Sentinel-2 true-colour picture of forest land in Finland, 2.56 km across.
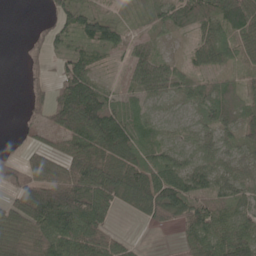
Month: May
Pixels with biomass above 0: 78%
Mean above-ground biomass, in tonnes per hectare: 47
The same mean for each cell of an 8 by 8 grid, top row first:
0 12 62 38 19 34 47 95
0 23 40 38 29 5 58 46
0 22 91 9 63 46 27 25
2 46 123 72 35 19 41 38
8 20 64 88 48 38 42 42
51 60 85 64 61 70 54 47
67 118 77 40 58 84 60 46
54 76 87 53 4 9 70 79
